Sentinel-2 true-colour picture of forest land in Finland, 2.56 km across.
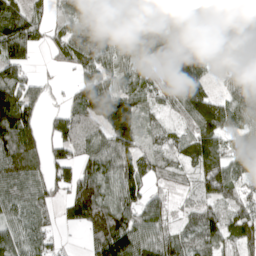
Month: April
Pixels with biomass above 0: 82%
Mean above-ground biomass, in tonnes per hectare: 88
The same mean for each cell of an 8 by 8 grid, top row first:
113 69 136 78 46 68 75 88
97 43 130 95 126 128 91 52
111 20 62 74 61 114 62 67
161 25 84 165 63 53 135 102
160 60 91 119 58 58 119 72
123 67 105 95 77 39 137 71
75 55 132 122 96 32 75 74
83 51 15 198 100 82 106 87
